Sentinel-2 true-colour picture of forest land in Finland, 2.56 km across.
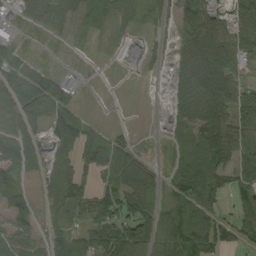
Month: September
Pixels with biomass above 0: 71%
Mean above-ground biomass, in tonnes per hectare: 49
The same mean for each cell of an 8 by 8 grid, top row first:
26 10 32 34 31 40 61 51
35 6 5 3 51 26 107 59
84 66 24 1 1 29 100 36
66 81 31 0 1 30 79 48
66 50 91 61 4 20 97 61
46 40 62 56 68 50 83 57
56 20 54 84 89 53 42 35
61 45 63 83 94 81 64 30
